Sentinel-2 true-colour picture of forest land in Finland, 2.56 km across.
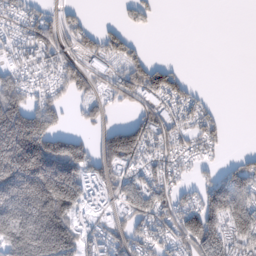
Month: February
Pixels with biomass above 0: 63%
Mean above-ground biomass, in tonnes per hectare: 91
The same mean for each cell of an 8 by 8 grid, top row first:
52 52 29 2 40 0 0 0
55 83 59 78 23 0 0 0
73 56 83 50 109 75 0 0
184 118 33 24 67 61 43 0
308 200 96 164 119 54 58 0
275 297 141 81 76 55 38 96
302 299 89 46 103 98 142 142
224 290 101 80 79 82 159 108
